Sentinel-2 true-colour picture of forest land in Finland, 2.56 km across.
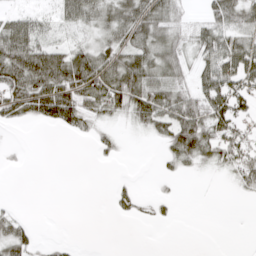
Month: April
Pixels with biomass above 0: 54%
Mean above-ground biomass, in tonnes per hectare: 38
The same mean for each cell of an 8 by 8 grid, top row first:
33 18 68 54 75 35 35 64
86 47 33 50 54 46 64 73
80 93 95 82 77 51 64 68
60 84 75 47 73 80 95 52
3 0 3 21 3 71 70 56
0 0 0 4 0 16 5 36
8 0 0 17 16 8 0 0
61 8 2 0 0 0 0 0
